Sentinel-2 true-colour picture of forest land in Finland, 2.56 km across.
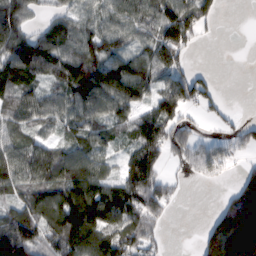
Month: February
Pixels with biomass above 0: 74%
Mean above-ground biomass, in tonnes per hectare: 85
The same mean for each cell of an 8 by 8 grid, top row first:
103 43 61 77 86 151 73 0
100 102 87 71 58 140 3 0
80 52 120 122 90 89 37 0
75 77 91 92 64 98 30 9
63 64 70 40 120 100 51 53
91 111 125 63 138 19 51 57
66 131 175 133 119 12 8 260
140 97 153 121 86 0 106 314
